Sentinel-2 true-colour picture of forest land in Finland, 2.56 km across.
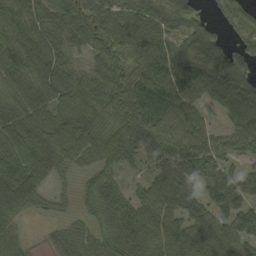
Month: September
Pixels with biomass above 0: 88%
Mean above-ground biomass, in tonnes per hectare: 66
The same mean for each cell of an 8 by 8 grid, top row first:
69 70 76 72 64 42 20 50
79 85 46 61 84 47 61 44
69 92 59 73 98 99 100 68
75 80 75 67 106 83 33 85
67 79 69 93 86 90 69 68
73 40 26 45 36 103 56 50
56 22 24 67 73 77 63 68
34 18 53 65 82 70 97 59
